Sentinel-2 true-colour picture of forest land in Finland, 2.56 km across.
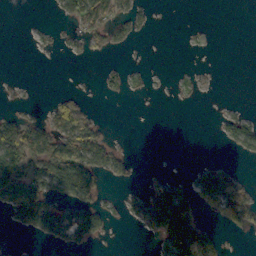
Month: October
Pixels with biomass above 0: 31%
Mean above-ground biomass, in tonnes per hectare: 30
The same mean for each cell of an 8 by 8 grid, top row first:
0 2 58 54 15 0 0 0
0 5 10 24 1 0 3 0
2 0 1 12 6 4 4 0
13 23 67 0 0 0 0 13
117 84 78 24 0 0 0 40
100 87 117 23 5 11 49 23
71 80 80 16 44 136 30 82
2 31 71 5 5 124 71 2
